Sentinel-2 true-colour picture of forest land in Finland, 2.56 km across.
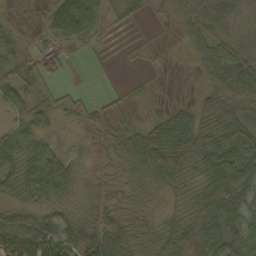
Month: October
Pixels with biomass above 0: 80%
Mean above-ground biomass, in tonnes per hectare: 38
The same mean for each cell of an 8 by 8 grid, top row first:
10 40 95 12 10 11 46 21
27 22 16 4 4 2 45 37
50 31 10 3 3 0 32 87
29 32 25 23 5 33 40 62
56 31 12 39 68 74 47 78
53 72 22 20 37 41 63 86
30 31 18 31 10 17 78 66
73 72 54 47 21 57 89 73
